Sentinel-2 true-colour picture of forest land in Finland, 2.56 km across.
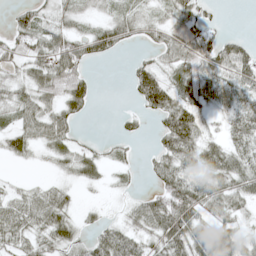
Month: May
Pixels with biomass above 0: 70%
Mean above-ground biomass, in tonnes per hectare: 38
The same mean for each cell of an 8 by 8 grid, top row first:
24 21 26 25 24 55 28 0
39 61 53 43 20 66 68 38
26 65 55 0 63 42 55 55
36 47 33 3 30 70 26 45
43 40 21 13 3 70 32 43
5 7 29 9 10 52 43 59
50 66 14 4 48 96 51 31
40 37 24 56 35 70 66 36
